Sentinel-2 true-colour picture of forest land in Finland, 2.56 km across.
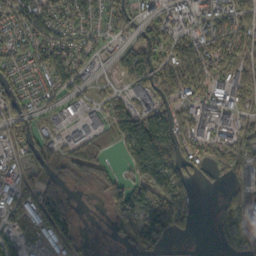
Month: October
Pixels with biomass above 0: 68%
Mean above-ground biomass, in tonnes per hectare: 60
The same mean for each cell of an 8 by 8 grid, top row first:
75 70 66 72 43 39 48 79
69 79 65 20 95 69 70 82
51 49 37 17 68 82 73 64
76 36 32 55 53 60 81 59
53 60 77 48 121 106 59 86
46 44 54 53 83 111 22 45
76 140 5 63 100 109 0 86
48 63 33 11 77 23 1 33
